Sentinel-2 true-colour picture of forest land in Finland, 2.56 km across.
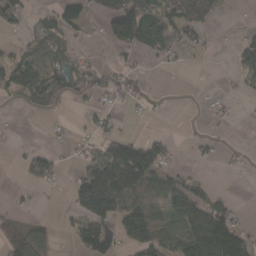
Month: March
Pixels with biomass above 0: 45%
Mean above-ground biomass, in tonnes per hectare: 48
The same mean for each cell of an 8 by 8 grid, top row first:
43 41 60 80 117 71 37 2
29 94 19 36 56 40 17 45
97 104 50 39 19 0 0 24
8 44 9 23 11 1 15 6
4 10 19 73 87 12 14 4
5 56 49 165 139 45 12 5
16 1 69 105 92 78 87 14
104 40 44 56 100 82 175 90
